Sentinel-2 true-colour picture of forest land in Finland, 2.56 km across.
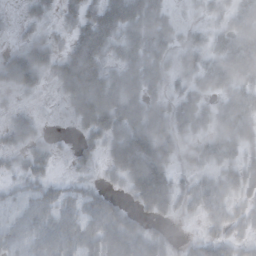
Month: October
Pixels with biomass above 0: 80%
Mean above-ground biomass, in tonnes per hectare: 44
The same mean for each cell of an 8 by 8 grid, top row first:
7 19 41 72 79 21 23 49
21 36 61 50 66 35 40 70
51 24 101 63 72 29 50 59
15 3 56 74 71 53 37 63
25 14 19 45 83 49 39 49
20 21 13 21 81 32 36 54
42 53 51 39 34 32 53 36
44 57 57 53 47 11 34 36
